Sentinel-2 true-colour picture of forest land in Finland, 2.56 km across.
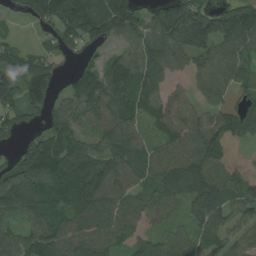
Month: August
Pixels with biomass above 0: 86%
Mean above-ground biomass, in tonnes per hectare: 83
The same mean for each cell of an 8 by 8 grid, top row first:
28 99 128 140 57 157 116 112
37 39 48 34 85 89 88 83
118 129 67 88 82 32 78 53
76 82 79 93 59 97 63 70
49 97 73 73 57 105 118 68
110 111 127 103 64 115 122 55
99 82 97 97 73 51 103 76
79 115 99 77 57 65 55 63
